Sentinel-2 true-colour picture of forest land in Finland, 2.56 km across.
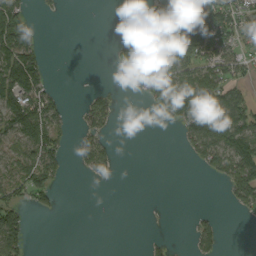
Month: September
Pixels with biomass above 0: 41%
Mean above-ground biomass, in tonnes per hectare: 45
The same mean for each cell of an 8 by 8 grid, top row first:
98 5 0 0 3 53 96 83
132 9 0 15 104 106 106 58
131 37 0 2 98 88 90 47
97 76 20 41 4 115 143 92
52 88 33 21 0 9 107 97
58 78 8 12 0 0 22 101
61 29 0 0 0 0 3 38
91 0 0 0 7 3 41 0
